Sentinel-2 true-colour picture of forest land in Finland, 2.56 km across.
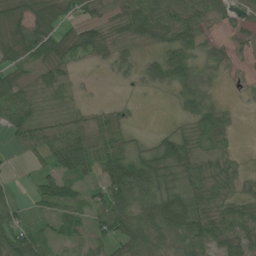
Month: July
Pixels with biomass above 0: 75%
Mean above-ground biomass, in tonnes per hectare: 38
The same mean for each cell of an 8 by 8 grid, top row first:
37 61 24 13 70 52 35 30
50 59 50 20 11 49 27 6
44 48 9 4 17 41 21 4
65 24 15 17 0 8 41 7
19 53 68 46 16 59 37 5
6 35 44 77 74 44 45 24
31 29 33 80 52 91 46 38
74 26 18 56 63 55 62 51
